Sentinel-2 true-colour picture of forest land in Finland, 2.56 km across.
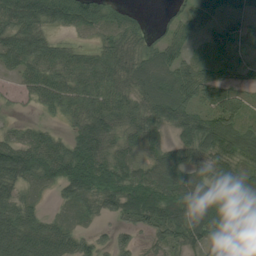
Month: August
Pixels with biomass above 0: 85%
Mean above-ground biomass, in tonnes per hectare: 55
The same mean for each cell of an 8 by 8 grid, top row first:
76 58 70 45 16 33 35 33
69 51 29 60 47 40 25 25
25 64 60 68 65 69 54 30
7 28 64 77 66 78 66 45
75 67 86 48 54 54 73 69
71 66 89 68 57 71 65 48
65 15 36 38 82 78 81 55
84 72 38 34 20 55 77 26
